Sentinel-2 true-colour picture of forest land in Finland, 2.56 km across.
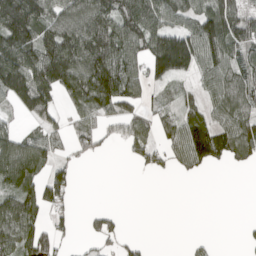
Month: April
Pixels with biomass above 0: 61%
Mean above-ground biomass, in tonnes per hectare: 72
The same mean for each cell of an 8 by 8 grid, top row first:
168 98 120 124 141 87 104 79
177 137 151 150 108 179 112 79
149 153 136 157 78 60 56 72
39 70 58 58 38 46 54 82
88 72 44 19 65 66 151 110
144 71 10 0 9 14 8 1
113 78 4 11 0 0 0 0
92 68 9 33 8 0 7 8
